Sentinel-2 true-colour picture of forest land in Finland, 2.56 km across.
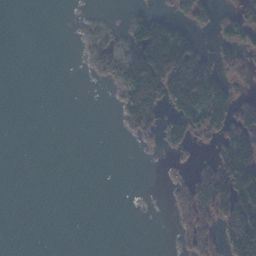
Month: November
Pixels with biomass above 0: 30%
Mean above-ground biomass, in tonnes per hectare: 32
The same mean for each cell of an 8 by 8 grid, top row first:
0 0 2 3 31 35 35 53
0 0 3 20 112 135 24 59
0 0 0 12 138 127 126 23
0 0 0 2 70 73 119 66
0 0 0 0 7 31 9 114
0 0 0 0 0 8 71 162
0 0 0 0 0 23 76 119
0 0 0 0 0 7 37 116
